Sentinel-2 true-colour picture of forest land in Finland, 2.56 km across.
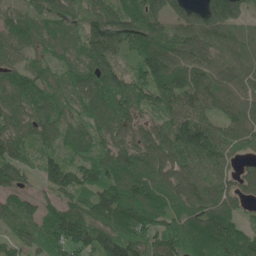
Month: May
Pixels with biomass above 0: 94%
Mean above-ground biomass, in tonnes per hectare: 88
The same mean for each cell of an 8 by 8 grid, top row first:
64 75 64 103 96 53 92 60
79 61 75 100 102 96 106 64
90 71 92 107 86 95 94 85
101 88 61 118 67 87 65 82
95 68 69 84 90 104 92 60
77 79 74 107 126 97 85 47
78 50 86 136 158 94 109 38
66 76 99 109 98 126 145 108
